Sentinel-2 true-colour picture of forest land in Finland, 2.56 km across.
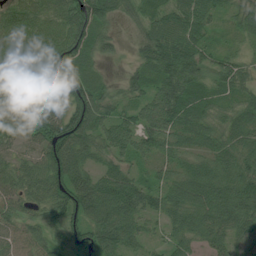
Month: July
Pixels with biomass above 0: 93%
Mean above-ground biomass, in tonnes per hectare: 67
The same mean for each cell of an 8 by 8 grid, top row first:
78 68 99 44 41 68 63 50
73 79 86 37 45 92 50 28
68 82 74 20 53 101 63 70
66 65 104 56 63 100 69 64
41 94 92 79 66 57 62 75
62 83 72 68 41 58 87 83
50 54 86 93 73 72 80 85
53 62 77 78 41 50 52 39
